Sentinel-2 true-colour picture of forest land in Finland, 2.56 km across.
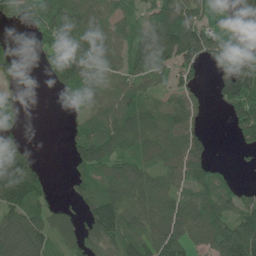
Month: June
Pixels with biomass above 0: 71%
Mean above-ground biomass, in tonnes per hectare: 65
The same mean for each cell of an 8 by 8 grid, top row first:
34 110 99 56 72 86 37 34
3 53 82 84 98 116 77 45
22 24 79 38 54 48 14 164
23 0 34 63 70 70 12 68
38 0 61 86 75 82 37 35
150 26 42 64 70 58 71 12
86 55 40 131 81 77 95 79
97 61 50 76 77 94 76 176
